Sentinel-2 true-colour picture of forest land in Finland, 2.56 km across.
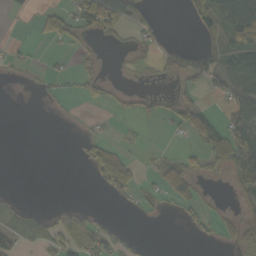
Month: October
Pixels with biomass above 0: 35%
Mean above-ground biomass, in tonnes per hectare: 21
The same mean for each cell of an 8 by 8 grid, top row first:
5 25 32 70 32 0 59 123
5 3 12 4 15 17 30 60
4 9 21 10 4 14 37 71
0 4 4 6 14 34 27 54
0 0 14 22 6 3 39 60
0 0 0 68 9 58 17 37
12 6 14 1 12 11 11 6
25 18 31 20 1 0 7 18
